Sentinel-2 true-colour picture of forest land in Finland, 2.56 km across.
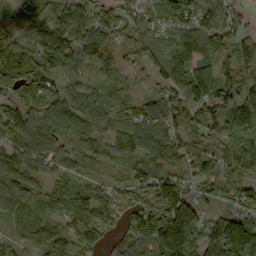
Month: September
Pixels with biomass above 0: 93%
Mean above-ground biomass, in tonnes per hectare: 85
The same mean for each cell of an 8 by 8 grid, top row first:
41 80 86 72 52 96 45 48
48 98 107 76 93 73 90 107
78 80 55 55 16 92 132 116
51 95 100 75 74 88 91 106
99 94 67 81 103 72 54 134
86 56 67 36 79 85 72 77
91 50 103 94 97 171 42 64
66 119 121 41 99 190 123 176
